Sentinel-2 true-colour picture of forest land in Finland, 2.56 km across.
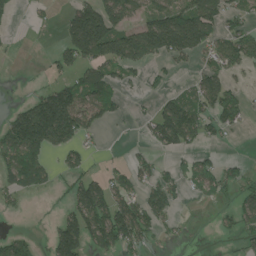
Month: July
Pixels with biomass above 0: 49%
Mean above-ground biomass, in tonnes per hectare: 73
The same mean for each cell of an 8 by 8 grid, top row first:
14 12 145 145 78 135 122 57
3 6 167 156 161 154 89 115
1 28 83 87 32 13 91 22
54 188 131 52 16 138 86 73
150 122 56 2 25 106 31 3
119 53 64 56 53 47 81 49
17 6 122 140 107 37 8 75
74 37 145 124 71 13 0 38
